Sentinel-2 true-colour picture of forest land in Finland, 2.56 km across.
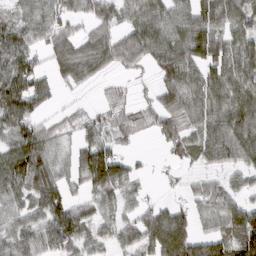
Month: March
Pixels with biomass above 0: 78%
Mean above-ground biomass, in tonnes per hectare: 73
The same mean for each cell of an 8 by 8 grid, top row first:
57 75 49 65 86 91 93 81
97 60 70 97 106 108 116 80
119 43 51 17 14 107 86 87
112 27 19 47 41 90 90 106
100 62 46 58 4 71 86 99
121 91 60 145 16 14 38 44
59 94 50 62 42 54 69 80
87 76 76 57 82 176 84 106
